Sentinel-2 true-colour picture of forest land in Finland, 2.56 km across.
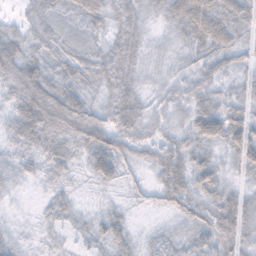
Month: November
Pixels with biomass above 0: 90%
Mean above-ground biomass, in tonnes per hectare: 37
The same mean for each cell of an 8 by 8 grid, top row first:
13 33 37 39 28 47 73 55
47 32 23 41 27 22 44 37
52 53 38 49 21 22 34 26
37 69 53 50 34 23 60 50
30 41 39 58 30 42 45 78
28 23 13 43 16 69 48 27
5 19 14 16 11 36 52 64
17 13 13 42 16 31 50 52
